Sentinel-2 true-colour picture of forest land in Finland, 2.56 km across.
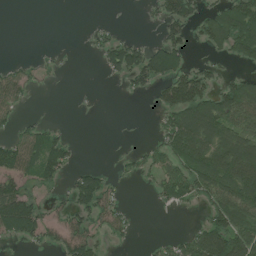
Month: July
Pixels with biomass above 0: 50%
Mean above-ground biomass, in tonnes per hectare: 60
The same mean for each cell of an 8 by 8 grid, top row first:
0 0 0 1 9 97 56 141
0 4 2 70 56 81 48 102
60 10 0 18 72 112 82 62
37 4 2 0 1 126 133 128
73 87 9 0 13 112 124 133
93 68 53 23 29 99 141 170
156 43 78 62 0 31 61 127
40 37 98 33 3 30 139 134
